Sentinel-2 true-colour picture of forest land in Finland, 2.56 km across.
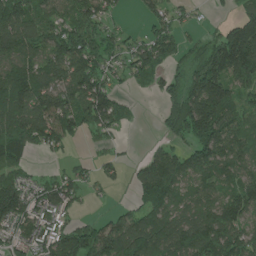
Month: June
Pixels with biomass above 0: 76%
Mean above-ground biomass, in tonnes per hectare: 100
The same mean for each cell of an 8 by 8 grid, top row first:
164 90 125 44 47 47 9 76
136 134 170 54 98 91 83 232
119 103 165 57 38 64 229 106
120 157 141 134 3 113 223 81
135 98 23 30 6 44 163 102
65 40 56 34 76 118 102 92
152 110 34 16 79 84 111 112
77 102 158 127 144 141 173 135
